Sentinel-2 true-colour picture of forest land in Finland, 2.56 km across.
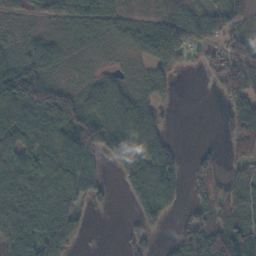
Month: November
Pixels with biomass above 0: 73%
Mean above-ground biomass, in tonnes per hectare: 55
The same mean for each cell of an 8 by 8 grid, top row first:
14 28 61 43 14 53 54 41
28 57 9 9 51 93 52 60
119 61 12 34 27 21 21 85
85 127 97 65 58 2 0 71
92 58 96 99 87 15 8 65
110 87 91 11 85 53 55 32
101 92 42 13 58 21 74 52
69 79 18 0 28 40 124 87
